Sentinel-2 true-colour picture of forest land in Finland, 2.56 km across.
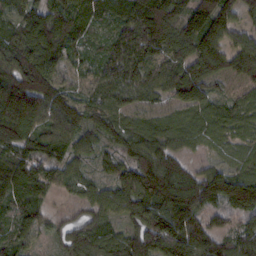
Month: February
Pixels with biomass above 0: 93%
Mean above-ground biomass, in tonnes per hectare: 92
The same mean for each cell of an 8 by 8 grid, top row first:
71 106 98 75 154 119 155 61
112 120 56 77 122 106 123 86
159 106 26 85 82 102 116 66
171 110 90 80 50 49 60 50
131 96 66 67 89 52 32 37
130 87 49 60 146 139 99 79
82 42 47 61 118 160 93 113
63 31 84 70 135 185 137 95
